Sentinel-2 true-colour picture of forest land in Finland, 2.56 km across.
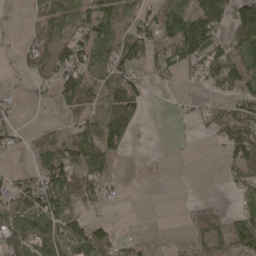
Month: April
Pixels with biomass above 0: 61%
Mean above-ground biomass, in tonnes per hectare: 55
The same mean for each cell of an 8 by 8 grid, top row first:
4 68 68 73 56 78 152 105
19 102 73 69 87 96 93 82
11 55 107 67 26 18 76 96
18 7 70 98 31 6 33 53
24 59 83 79 2 2 4 101
47 97 79 29 7 1 1 53
89 107 45 8 0 3 34 30
90 65 100 65 22 15 66 131
